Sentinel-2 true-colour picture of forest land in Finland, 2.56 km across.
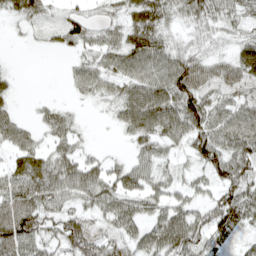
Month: April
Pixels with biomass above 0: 79%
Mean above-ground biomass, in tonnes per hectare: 45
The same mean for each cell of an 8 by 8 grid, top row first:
31 24 27 23 62 35 50 36
2 13 30 44 68 32 23 40
10 0 36 42 71 80 42 41
20 22 7 20 106 83 65 48
42 28 23 3 40 37 77 68
57 79 77 45 47 22 43 69
75 62 34 66 44 48 50 76
89 46 69 36 58 85 54 22
